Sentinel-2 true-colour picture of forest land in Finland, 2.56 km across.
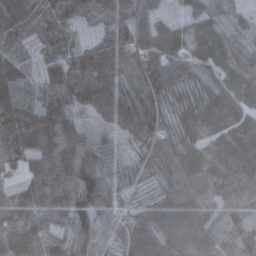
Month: November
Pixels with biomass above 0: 94%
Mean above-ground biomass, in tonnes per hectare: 63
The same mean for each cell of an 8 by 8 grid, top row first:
65 44 40 42 49 27 60 14
50 30 30 43 75 58 69 35
70 56 54 71 50 49 35 65
133 80 32 58 68 35 92 64
143 99 76 23 39 45 95 74
21 74 86 54 17 58 105 93
67 55 91 54 45 68 77 54
117 67 73 33 140 104 64 96
